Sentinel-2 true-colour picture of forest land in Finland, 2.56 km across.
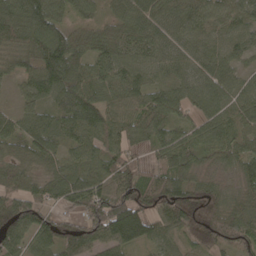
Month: April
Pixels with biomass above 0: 94%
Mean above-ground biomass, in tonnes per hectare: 78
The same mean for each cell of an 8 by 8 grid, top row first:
94 106 46 48 76 78 75 70
74 137 87 83 71 63 67 57
42 110 102 83 74 65 87 57
54 75 117 69 89 65 73 72
71 87 75 61 46 92 86 77
64 56 75 81 67 95 38 63
99 57 72 131 91 103 90 77
83 88 98 98 71 49 73 90
